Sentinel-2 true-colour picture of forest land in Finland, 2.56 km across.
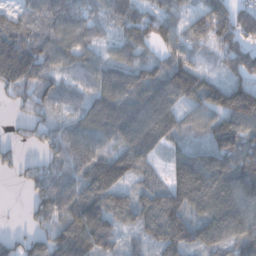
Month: December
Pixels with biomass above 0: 88%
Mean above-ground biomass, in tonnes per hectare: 92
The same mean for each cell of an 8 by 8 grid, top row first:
64 94 75 70 82 74 128 88
142 103 83 47 65 68 50 100
113 83 40 105 106 141 76 76
23 42 57 134 133 88 79 177
34 61 94 80 128 55 72 125
20 81 100 157 62 122 189 155
0 91 133 116 95 131 124 124
42 80 150 81 54 125 108 121
